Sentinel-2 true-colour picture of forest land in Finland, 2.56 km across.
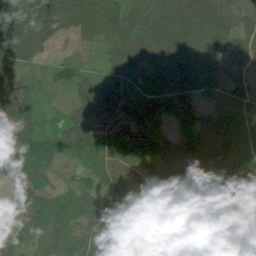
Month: July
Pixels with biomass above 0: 90%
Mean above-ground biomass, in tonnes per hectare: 69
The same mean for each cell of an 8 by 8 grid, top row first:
152 124 110 110 93 131 159 62
139 39 19 66 73 144 125 63
82 27 67 62 86 142 104 65
156 22 74 83 71 67 41 65
115 79 93 55 65 49 66 60
68 50 43 42 27 47 55 49
38 89 66 51 10 40 20 9
45 59 46 62 36 12 23 26
